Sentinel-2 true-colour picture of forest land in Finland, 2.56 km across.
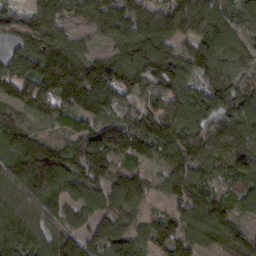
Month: February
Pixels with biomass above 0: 91%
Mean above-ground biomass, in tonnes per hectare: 97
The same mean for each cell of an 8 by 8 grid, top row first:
68 108 64 93 105 109 112 55
74 107 58 69 127 74 111 68
123 142 137 177 116 107 68 46
56 83 117 92 84 112 123 116
100 75 92 159 121 101 93 113
125 171 111 107 57 109 73 93
105 93 71 82 41 54 121 54
115 93 90 103 81 141 82 74
